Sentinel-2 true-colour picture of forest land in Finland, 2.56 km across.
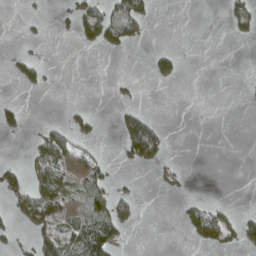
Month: April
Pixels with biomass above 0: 22%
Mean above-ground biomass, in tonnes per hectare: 21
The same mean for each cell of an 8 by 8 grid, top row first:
1 6 57 82 43 0 0 48
5 0 10 24 4 8 0 0
21 11 0 5 3 21 0 1
26 0 14 7 26 0 0 0
0 56 26 1 139 0 0 0
31 63 39 25 0 11 0 0
34 81 29 73 1 6 36 6
16 43 81 66 0 0 31 32
